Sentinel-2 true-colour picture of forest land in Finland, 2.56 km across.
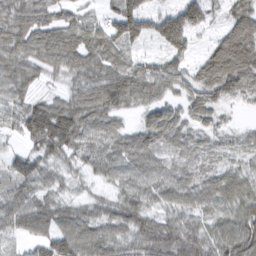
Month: March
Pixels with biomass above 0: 79%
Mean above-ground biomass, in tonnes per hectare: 63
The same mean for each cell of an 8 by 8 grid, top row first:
92 80 61 66 92 102 48 62
98 120 110 91 25 72 36 111
81 34 75 109 114 76 93 103
66 119 104 82 56 57 58 10
20 111 79 73 82 61 38 37
55 49 36 50 72 60 54 62
2 1 1 18 62 61 61 81
0 0 0 0 4 83 78 108
